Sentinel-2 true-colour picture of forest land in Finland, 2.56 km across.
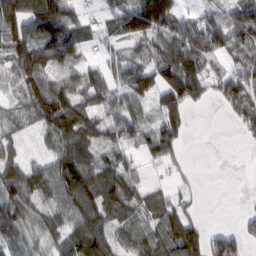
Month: February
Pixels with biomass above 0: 77%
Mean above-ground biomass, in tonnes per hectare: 75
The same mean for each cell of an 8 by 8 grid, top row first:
124 180 58 79 171 90 61 93
94 134 69 34 62 115 120 77
55 97 93 64 87 114 69 110
38 120 121 71 51 89 6 70
44 59 122 77 74 73 0 11
80 78 122 105 33 23 0 0
75 57 119 81 66 71 1 5
54 57 100 82 70 115 80 57
